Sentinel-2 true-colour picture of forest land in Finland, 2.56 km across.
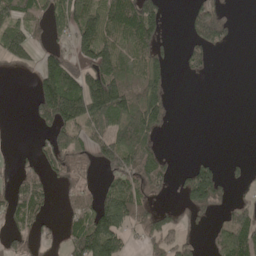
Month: May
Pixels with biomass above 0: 51%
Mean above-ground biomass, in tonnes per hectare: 77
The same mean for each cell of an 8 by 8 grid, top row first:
90 86 141 132 169 1 141 7
108 53 102 115 110 14 97 3
4 140 131 178 118 9 10 0
0 147 176 181 166 13 0 0
1 69 98 127 133 0 0 0
48 54 53 81 144 42 137 22
77 40 72 129 74 43 118 62
50 24 130 149 52 64 28 160
